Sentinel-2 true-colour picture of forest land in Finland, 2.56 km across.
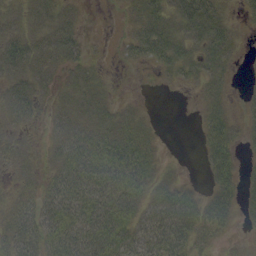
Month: September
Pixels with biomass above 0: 72%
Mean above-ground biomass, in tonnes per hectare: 29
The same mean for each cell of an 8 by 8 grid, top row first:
19 33 11 1 38 42 45 9
41 39 20 3 38 46 41 9
34 24 27 5 2 14 32 3
38 11 34 26 10 0 23 12
21 20 53 52 36 0 33 19
18 22 48 48 40 10 22 26
38 42 44 56 43 61 43 29
53 46 55 57 37 49 26 3
